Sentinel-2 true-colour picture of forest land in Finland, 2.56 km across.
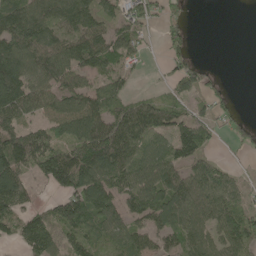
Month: May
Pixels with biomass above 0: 74%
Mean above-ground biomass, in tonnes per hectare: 86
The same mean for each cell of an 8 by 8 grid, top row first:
156 123 145 68 64 30 0 0
134 118 131 92 33 37 0 0
173 104 75 79 6 49 40 0
125 81 133 91 120 75 48 15
124 93 118 160 123 115 53 16
126 113 161 140 119 97 105 24
84 38 128 100 117 133 103 83
46 104 84 77 84 94 87 114
